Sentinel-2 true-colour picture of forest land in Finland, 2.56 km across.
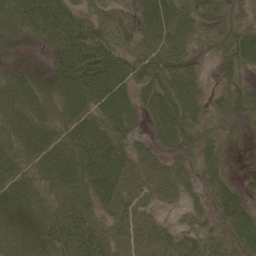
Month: June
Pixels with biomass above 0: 94%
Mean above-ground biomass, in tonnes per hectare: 63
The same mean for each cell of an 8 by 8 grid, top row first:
74 120 63 42 51 84 33 26
24 58 130 83 53 89 23 81
59 56 125 101 68 101 27 33
74 53 79 85 53 106 48 42
61 72 98 99 30 62 31 11
69 71 88 94 74 68 27 12
85 58 68 62 41 22 25 57
68 68 106 53 59 40 40 48
